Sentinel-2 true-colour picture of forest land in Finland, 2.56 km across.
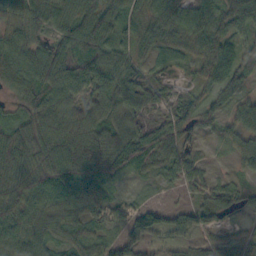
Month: October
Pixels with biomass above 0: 87%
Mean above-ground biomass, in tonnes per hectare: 57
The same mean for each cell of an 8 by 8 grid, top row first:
62 77 66 64 59 74 58 70
78 68 81 65 41 41 61 59
73 93 77 79 51 15 42 57
42 75 64 60 58 48 37 38
81 84 82 87 93 68 11 39
76 89 96 65 21 41 31 19
90 62 55 37 46 32 57 30
76 59 47 37 57 28 25 28
